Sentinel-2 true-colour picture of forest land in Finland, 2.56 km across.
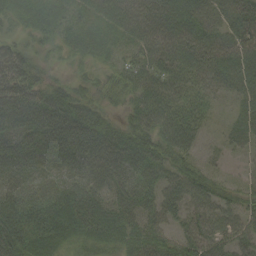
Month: September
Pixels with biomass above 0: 93%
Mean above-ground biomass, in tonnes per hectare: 51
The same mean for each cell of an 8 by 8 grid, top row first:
43 48 37 54 64 78 59 82
35 25 40 34 53 64 62 83
68 32 25 39 54 58 47 68
68 73 66 30 64 62 25 35
44 51 62 65 71 78 15 34
49 43 44 55 52 52 33 14
56 56 61 52 43 47 49 40
65 66 47 59 56 41 48 44
